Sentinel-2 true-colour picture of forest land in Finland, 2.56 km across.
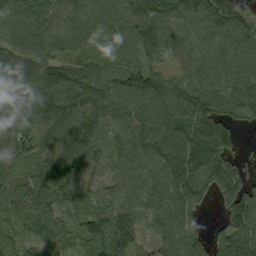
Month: September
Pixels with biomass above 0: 94%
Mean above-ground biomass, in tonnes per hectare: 87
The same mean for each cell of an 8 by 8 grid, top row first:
115 98 83 65 102 76 94 87
113 86 62 78 93 73 71 91
113 113 98 96 122 73 72 77
93 121 91 83 83 109 107 57
79 85 129 58 92 108 147 35
56 96 64 60 88 108 109 92
73 90 55 88 84 112 25 82
61 81 61 128 45 97 73 124
